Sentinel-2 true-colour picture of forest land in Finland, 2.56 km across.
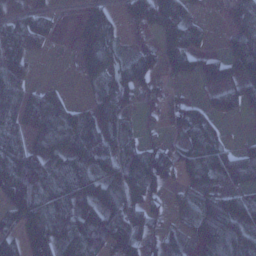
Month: January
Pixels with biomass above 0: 71%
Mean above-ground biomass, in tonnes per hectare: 55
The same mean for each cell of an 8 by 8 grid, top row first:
44 44 21 35 75 79 8 52
71 23 47 56 58 72 19 84
65 6 20 62 79 33 41 76
69 75 34 76 36 47 43 43
64 65 70 47 40 36 71 25
99 89 70 30 76 40 61 76
77 79 55 67 54 21 53 65
51 86 75 78 52 27 59 67
